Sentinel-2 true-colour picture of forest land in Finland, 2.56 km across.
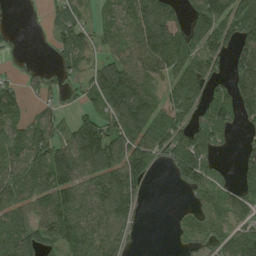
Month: August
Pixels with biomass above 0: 71%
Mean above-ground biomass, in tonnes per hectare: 87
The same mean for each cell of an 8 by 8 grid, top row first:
1 32 55 64 93 53 171 116
15 18 94 72 108 122 120 102
43 45 72 156 106 87 92 106
68 54 60 126 128 147 100 91
90 142 152 132 126 129 82 33
93 120 107 115 83 63 87 67
66 121 119 126 27 12 62 72
92 107 110 96 10 29 56 108
